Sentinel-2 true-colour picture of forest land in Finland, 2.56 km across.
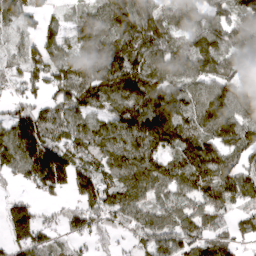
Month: April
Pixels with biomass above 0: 87%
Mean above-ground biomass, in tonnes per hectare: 114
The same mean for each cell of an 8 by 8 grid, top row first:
96 51 76 146 165 110 89 100
53 113 117 138 135 94 146 102
68 115 159 167 147 119 106 81
103 92 100 106 150 129 151 135
196 179 120 132 157 120 130 134
91 248 126 106 181 114 137 128
108 40 97 117 104 101 97 62
123 82 62 54 73 103 84 53
